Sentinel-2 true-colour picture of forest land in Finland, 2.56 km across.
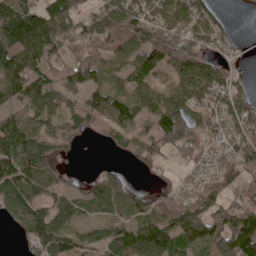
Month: May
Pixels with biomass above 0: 80%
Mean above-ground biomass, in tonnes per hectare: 87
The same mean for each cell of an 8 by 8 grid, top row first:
121 128 88 134 125 152 92 3
137 95 45 77 126 115 67 28
119 96 85 78 79 89 127 33
64 75 74 107 58 123 91 111
140 100 17 40 76 69 51 91
125 78 18 77 15 25 66 64
135 102 66 88 63 109 90 84
28 171 64 85 154 102 96 146
